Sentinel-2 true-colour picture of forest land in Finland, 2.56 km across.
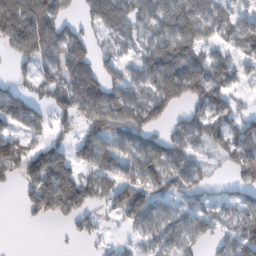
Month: February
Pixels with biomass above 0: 70%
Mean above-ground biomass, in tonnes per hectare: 89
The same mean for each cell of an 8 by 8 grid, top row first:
207 145 55 155 70 99 79 57
114 122 134 49 70 130 69 73
42 102 208 72 87 162 152 54
147 68 105 126 107 52 78 52
97 101 97 94 93 72 67 94
67 184 95 89 104 95 42 69
8 108 113 64 116 63 77 73
0 0 33 17 51 77 47 120
